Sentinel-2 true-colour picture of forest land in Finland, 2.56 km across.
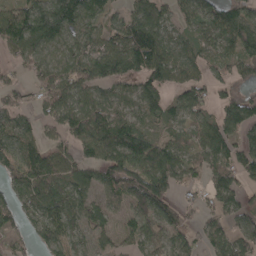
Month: April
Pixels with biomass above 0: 81%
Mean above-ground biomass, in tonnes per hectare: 83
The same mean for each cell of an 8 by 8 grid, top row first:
93 131 104 68 101 56 86 90
73 79 77 92 153 85 64 92
36 87 107 92 100 74 75 70
75 65 100 79 72 66 65 117
94 57 77 125 103 60 103 80
82 106 81 95 125 90 64 90
69 97 76 51 97 73 56 94
41 82 57 52 67 74 79 98
